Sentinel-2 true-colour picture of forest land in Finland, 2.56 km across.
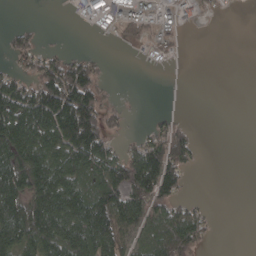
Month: April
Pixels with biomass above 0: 53%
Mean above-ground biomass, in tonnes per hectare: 79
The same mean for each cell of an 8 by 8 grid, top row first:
0 0 30 69 75 58 18 2
50 22 5 8 30 32 0 0
71 130 146 8 0 3 0 0
174 191 210 35 3 16 0 0
198 180 199 56 85 138 2 0
174 182 126 146 192 95 0 0
169 198 173 186 133 83 18 0
158 156 177 147 87 169 34 0
